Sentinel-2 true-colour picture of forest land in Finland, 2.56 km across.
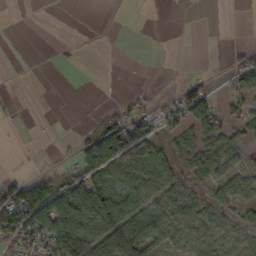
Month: October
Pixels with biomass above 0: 48%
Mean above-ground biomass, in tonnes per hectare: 34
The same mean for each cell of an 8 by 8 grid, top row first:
0 1 1 0 0 0 0 0
0 1 4 2 0 1 0 20
0 0 0 2 3 11 21 39
3 0 0 23 34 67 82 39
1 3 51 122 66 35 39 20
19 32 81 55 61 36 28 32
126 119 102 72 52 56 41 28
99 80 98 90 88 33 38 35
